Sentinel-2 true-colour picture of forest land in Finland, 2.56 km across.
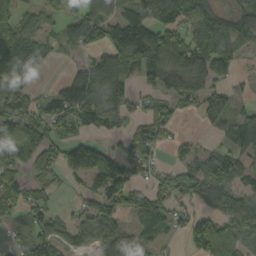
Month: September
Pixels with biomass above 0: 68%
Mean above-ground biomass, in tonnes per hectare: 80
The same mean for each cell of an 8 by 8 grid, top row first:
59 61 103 66 120 121 117 81
137 65 70 105 157 96 139 80
135 12 121 132 67 76 84 19
105 80 117 117 49 51 72 46
81 76 69 20 105 44 14 94
51 47 63 102 37 72 122 77
54 51 39 84 113 57 58 90
28 80 54 92 62 14 167 116
